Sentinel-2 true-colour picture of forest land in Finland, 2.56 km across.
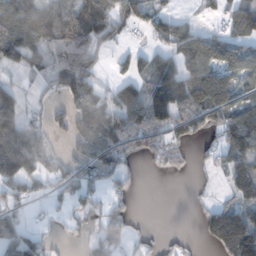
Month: November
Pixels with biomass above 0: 62%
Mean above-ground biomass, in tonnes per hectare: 76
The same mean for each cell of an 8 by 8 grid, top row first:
138 138 146 105 69 44 21 97
129 99 106 31 35 79 103 85
20 36 90 37 72 132 143 86
102 38 81 100 120 132 159 130
137 42 62 123 83 75 32 138
116 67 71 73 12 21 8 98
49 25 42 56 0 0 41 108
91 28 21 69 26 12 44 178
